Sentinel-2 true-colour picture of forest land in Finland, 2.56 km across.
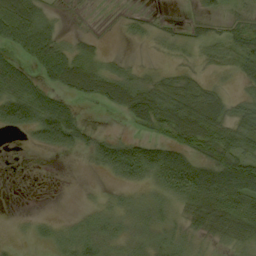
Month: September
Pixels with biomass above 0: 62%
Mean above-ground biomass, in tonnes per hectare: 31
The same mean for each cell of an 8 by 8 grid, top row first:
71 25 2 1 9 2 16 12
38 60 17 1 3 11 22 39
65 36 52 31 16 24 12 20
80 81 19 12 56 51 59 28
0 57 37 43 22 32 56 56
0 0 1 20 36 63 70 115
0 0 5 15 20 20 68 61
3 16 37 25 20 27 18 45
